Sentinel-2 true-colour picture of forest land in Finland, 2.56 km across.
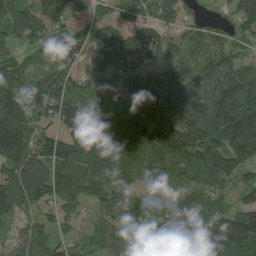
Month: August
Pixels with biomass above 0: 87%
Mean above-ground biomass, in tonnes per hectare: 90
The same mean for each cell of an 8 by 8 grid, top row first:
128 79 26 34 56 56 9 80
62 52 66 107 70 39 65 30
106 82 50 50 118 107 102 114
110 92 105 92 151 166 150 149
128 123 127 119 125 183 152 128
109 91 93 101 66 86 91 73
81 44 37 74 50 71 77 80
50 70 37 61 95 104 199 148
